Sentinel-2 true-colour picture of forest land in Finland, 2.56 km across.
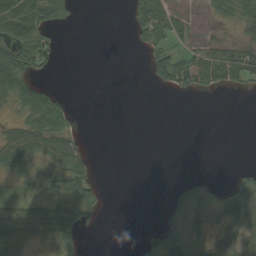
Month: September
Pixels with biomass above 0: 41%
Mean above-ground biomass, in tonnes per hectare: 22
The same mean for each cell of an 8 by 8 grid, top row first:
79 56 3 0 54 29 8 36
65 46 0 0 18 24 29 31
63 15 0 0 6 59 49 38
17 82 4 0 0 0 0 0
58 49 24 0 0 0 0 0
25 20 59 0 0 2 12 22
25 27 35 2 0 24 10 41
29 19 19 0 14 27 12 47
